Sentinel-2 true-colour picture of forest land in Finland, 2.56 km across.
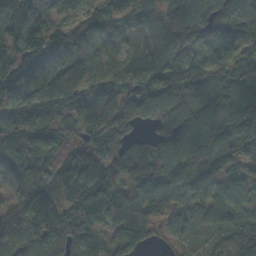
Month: October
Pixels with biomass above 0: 93%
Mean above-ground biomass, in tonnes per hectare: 77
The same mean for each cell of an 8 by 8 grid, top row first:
109 55 51 57 81 78 86 107
90 124 72 31 50 83 73 47
123 119 49 43 108 84 77 52
87 42 50 83 92 124 75 62
86 63 65 67 52 98 113 103
85 58 98 64 95 112 92 48
68 69 87 85 102 77 55 69
77 69 69 69 80 43 27 86
